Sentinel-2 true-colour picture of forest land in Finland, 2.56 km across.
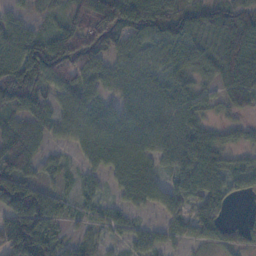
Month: November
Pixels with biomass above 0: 85%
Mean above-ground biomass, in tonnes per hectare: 69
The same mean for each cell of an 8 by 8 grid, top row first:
34 27 65 143 134 103 92 98
72 114 119 107 78 93 67 129
151 112 65 54 64 68 37 110
72 67 67 49 61 68 29 40
83 36 47 74 64 70 63 30
102 30 33 46 73 45 71 47
106 102 30 42 37 48 68 8
134 98 35 21 39 30 47 38
